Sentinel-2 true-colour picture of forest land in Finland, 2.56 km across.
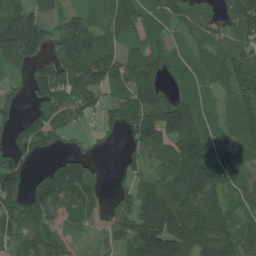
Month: July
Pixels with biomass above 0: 80%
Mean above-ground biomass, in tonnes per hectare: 104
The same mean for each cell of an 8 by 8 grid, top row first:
167 95 82 97 73 71 72 124
245 93 172 73 68 37 49 67
36 163 145 139 142 47 53 86
39 96 93 63 150 160 44 88
77 73 12 12 136 144 115 78
121 73 110 5 72 170 174 74
106 133 95 75 176 183 156 72
87 129 42 58 217 219 183 137
